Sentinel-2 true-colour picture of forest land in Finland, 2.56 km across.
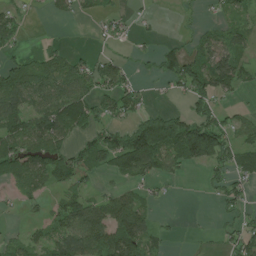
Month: July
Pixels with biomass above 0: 57%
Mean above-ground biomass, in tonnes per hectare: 56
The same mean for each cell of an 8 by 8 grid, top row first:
43 12 26 32 10 4 10 42
29 25 5 16 6 25 77 62
89 86 96 81 12 73 116 75
90 102 95 58 47 33 62 24
83 95 46 96 147 99 172 55
88 84 63 44 70 23 27 57
13 27 90 77 51 0 1 42
27 61 108 103 75 4 3 58
